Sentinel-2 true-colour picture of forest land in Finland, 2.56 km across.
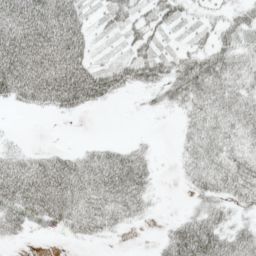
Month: May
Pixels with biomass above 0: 68%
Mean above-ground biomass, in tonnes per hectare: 37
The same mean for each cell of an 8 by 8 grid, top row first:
69 77 42 29 28 29 13 31
79 72 50 7 33 15 35 38
78 81 89 60 45 54 65 37
6 19 25 1 6 16 41 42
7 3 6 16 10 10 41 32
57 67 60 71 39 7 48 53
56 60 48 49 23 1 31 22
12 3 18 8 0 56 70 47
